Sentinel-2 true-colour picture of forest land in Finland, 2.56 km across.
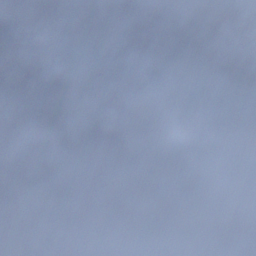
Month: December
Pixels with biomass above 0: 81%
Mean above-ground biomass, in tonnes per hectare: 89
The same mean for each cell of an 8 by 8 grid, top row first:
76 70 154 81 116 104 179 128
134 77 39 93 56 84 156 134
113 166 96 107 58 96 81 101
107 207 122 72 59 46 42 79
125 135 74 157 110 24 108 34
101 82 59 70 61 109 138 44
92 73 49 80 85 110 54 91
110 111 8 38 19 42 25 51
